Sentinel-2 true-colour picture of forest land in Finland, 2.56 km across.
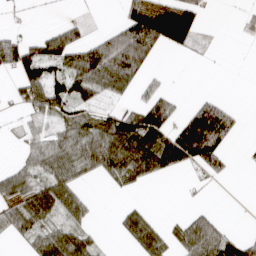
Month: April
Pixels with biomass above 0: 49%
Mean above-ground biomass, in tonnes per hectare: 49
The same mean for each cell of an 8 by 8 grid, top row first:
4 1 6 3 119 88 10 17
86 79 82 109 120 28 10 1
42 94 89 92 33 1 0 0
12 66 35 36 82 38 119 18
12 58 78 107 114 108 134 7
61 63 42 46 61 11 25 1
66 87 52 3 23 1 15 0
20 78 56 3 79 44 115 46
